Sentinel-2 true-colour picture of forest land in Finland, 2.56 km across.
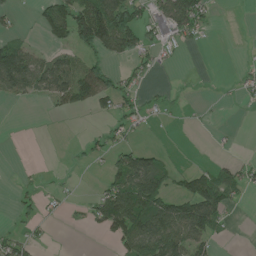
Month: June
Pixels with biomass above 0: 39%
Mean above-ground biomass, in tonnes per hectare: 43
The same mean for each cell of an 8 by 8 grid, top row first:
17 67 116 144 41 98 37 0
73 27 69 82 48 20 2 1
111 92 108 50 13 2 0 17
0 7 25 41 30 7 3 2
0 0 9 30 15 1 1 2
2 3 1 57 137 46 74 54
20 12 12 141 143 104 149 13
38 7 0 40 113 112 67 2
